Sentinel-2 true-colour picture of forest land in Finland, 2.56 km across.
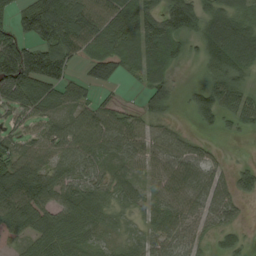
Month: August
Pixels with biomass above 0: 80%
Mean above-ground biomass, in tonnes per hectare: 66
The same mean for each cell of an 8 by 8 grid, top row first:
60 133 100 83 94 110 85 61
122 103 76 90 103 55 91 116
146 127 37 40 50 24 62 54
52 54 53 56 50 13 73 62
44 64 85 78 61 55 20 2
112 81 59 46 38 73 68 44
88 70 87 54 48 73 71 27
25 70 50 26 46 63 24 30
